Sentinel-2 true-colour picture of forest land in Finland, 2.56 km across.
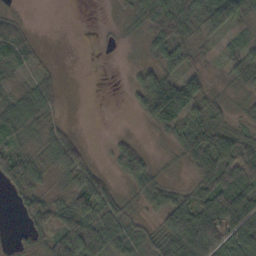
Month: October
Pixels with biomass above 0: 70%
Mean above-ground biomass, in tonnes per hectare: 34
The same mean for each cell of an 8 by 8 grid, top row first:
13 0 0 2 39 68 77 58
56 3 0 2 13 53 11 24
13 23 0 0 36 54 23 22
47 26 0 0 25 69 30 8
28 33 29 16 10 24 68 47
62 20 50 19 46 2 46 82
10 49 71 44 16 49 62 62
6 40 91 47 25 67 83 68
